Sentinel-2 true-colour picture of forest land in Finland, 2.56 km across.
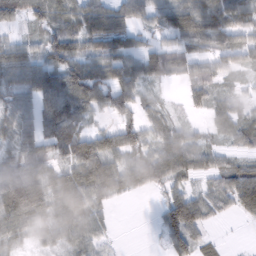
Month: February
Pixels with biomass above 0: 81%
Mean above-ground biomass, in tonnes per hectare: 60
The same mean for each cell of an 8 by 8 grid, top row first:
58 70 71 75 53 74 67 62
52 70 67 69 47 52 54 66
63 96 121 86 60 24 51 21
51 88 85 62 39 16 35 36
50 80 100 77 65 79 32 38
97 59 87 90 80 62 45 76
125 66 91 21 0 109 57 41
46 33 50 17 0 73 28 1
